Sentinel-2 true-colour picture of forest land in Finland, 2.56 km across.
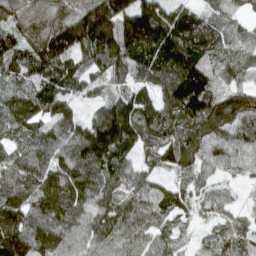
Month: April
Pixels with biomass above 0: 95%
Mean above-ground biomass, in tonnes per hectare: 115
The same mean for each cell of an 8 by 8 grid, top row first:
74 65 140 188 178 130 78 51
109 163 148 178 184 201 134 75
97 179 112 99 73 183 142 72
115 111 56 144 129 124 169 142
72 123 129 178 97 125 133 107
141 124 133 118 85 64 52 42
163 130 104 103 110 85 72 41
185 116 101 100 85 46 55 97
